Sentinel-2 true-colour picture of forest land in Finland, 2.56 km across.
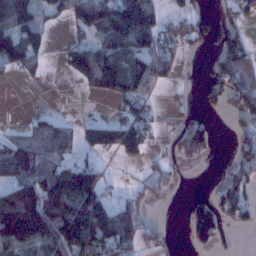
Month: January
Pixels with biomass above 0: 53%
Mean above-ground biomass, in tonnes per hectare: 79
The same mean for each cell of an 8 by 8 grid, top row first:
153 47 106 186 178 37 29 37
134 40 75 100 102 60 28 94
15 10 51 126 146 32 63 139
1 19 0 15 66 17 23 63
82 92 64 103 86 44 79 44
111 112 168 15 31 12 1 70
219 211 207 117 43 0 87 79
172 157 194 162 65 2 61 0
